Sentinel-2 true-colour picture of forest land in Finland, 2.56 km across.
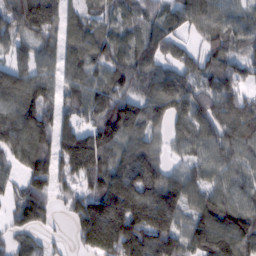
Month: February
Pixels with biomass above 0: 90%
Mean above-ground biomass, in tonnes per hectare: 108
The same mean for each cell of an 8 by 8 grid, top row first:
119 128 66 59 62 63 76 64
68 64 94 92 81 60 71 71
110 86 94 101 101 98 100 99
119 91 94 149 114 111 116 134
117 106 192 120 107 48 84 110
52 148 132 172 168 70 64 78
93 86 127 254 230 142 105 101
53 30 92 269 204 125 128 123
